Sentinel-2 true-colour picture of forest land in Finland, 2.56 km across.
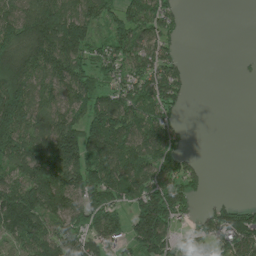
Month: June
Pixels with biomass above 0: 70%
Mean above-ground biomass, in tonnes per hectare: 114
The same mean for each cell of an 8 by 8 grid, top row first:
141 227 180 99 161 61 0 0
212 208 178 110 104 48 0 0
207 118 143 76 111 94 0 4
246 129 130 186 124 48 0 0
186 199 197 195 137 62 0 0
103 222 169 145 132 122 27 0
218 176 107 114 180 146 44 102
93 157 127 89 190 56 84 164
